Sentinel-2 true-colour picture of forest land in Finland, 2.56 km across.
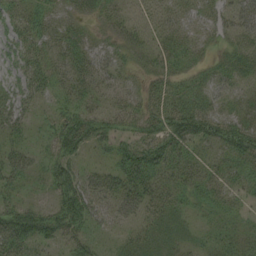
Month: August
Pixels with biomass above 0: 81%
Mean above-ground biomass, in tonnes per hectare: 30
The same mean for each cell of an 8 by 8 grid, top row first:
30 25 21 24 21 22 20 43
27 25 31 23 28 30 14 28
24 32 32 23 14 26 23 28
34 12 43 26 30 44 40 28
26 20 46 29 47 48 31 46
33 28 38 38 48 27 27 28
36 29 57 35 30 30 22 17
56 28 31 12 29 19 14 22
